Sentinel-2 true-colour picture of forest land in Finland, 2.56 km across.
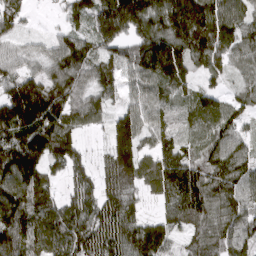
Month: March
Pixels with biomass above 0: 92%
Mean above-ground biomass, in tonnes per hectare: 115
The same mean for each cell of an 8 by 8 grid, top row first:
90 9 67 195 167 223 189 112
51 66 125 103 159 159 146 100
116 114 98 93 105 121 54 47
177 188 100 72 95 64 109 78
193 168 68 107 80 81 80 88
156 79 79 133 109 139 128 126
151 110 118 131 46 117 132 121
160 129 138 143 158 68 121 119
